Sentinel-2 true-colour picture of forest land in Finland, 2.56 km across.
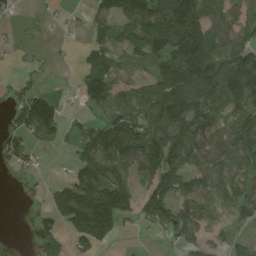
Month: August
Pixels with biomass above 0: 68%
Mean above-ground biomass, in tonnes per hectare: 87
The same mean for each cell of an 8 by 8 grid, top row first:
17 9 9 121 160 239 106 90
10 4 17 80 106 175 154 131
19 3 65 108 62 133 138 180
58 133 33 70 88 137 91 106
71 44 75 145 129 117 106 107
17 6 109 144 89 97 93 85
6 59 186 192 97 111 98 83
0 86 119 65 2 69 64 36
